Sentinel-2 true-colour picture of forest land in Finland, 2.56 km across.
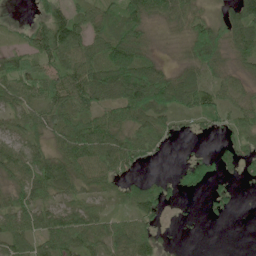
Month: June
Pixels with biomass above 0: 76%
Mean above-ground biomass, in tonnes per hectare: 50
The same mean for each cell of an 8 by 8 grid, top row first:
3 56 44 54 65 37 24 87
31 85 76 85 50 6 86 63
80 53 81 105 114 65 46 27
55 70 65 59 94 59 57 40
34 41 96 79 56 6 3 36
44 86 64 53 18 14 48 22
53 49 53 26 55 3 10 6
63 64 69 63 53 4 0 0
